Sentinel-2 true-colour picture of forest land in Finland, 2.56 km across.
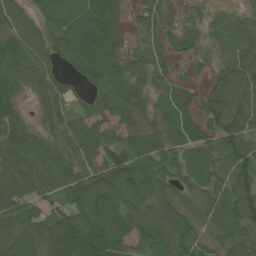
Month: August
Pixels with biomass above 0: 89%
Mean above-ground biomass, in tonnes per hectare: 63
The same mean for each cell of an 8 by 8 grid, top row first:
55 40 88 70 43 15 25 35
56 61 97 71 33 34 20 57
61 57 45 83 52 29 24 89
47 50 45 62 71 64 56 84
72 61 75 74 76 51 54 85
73 64 66 92 92 61 58 79
79 43 81 69 68 77 64 76
73 90 115 87 70 76 57 60
